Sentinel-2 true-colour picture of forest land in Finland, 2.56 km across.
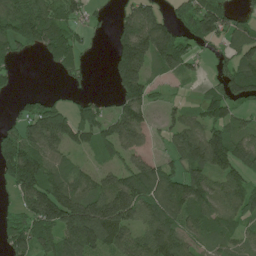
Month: June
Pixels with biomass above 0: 72%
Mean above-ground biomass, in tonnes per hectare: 88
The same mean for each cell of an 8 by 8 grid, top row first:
98 95 51 24 132 54 115 38
55 90 53 63 193 147 33 83
14 1 23 57 130 38 31 129
21 104 68 64 87 35 81 56
134 115 82 113 63 72 152 101
139 124 74 73 127 86 109 79
46 177 172 206 112 113 86 77
76 89 178 122 85 104 52 60
